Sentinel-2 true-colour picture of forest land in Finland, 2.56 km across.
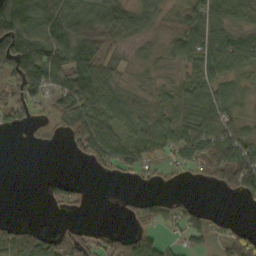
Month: October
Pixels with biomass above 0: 68%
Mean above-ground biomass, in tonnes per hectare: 56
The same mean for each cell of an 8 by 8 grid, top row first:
115 96 100 100 23 53 89 60
137 110 137 46 29 73 88 81
86 92 112 63 32 30 71 39
59 37 115 80 59 54 80 35
1 10 65 79 63 72 98 84
0 11 3 22 24 10 55 104
0 17 24 1 33 18 11 3
77 54 54 47 52 18 32 65
